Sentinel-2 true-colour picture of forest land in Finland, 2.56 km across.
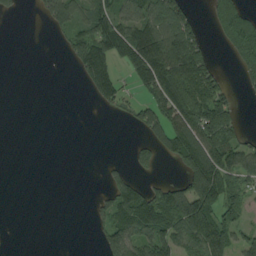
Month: August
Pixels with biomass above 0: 45%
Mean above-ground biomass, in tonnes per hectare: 65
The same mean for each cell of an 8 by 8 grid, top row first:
15 66 72 118 101 115 30 114
0 1 91 128 177 179 39 104
0 0 29 133 115 196 111 26
0 0 0 21 76 140 142 21
0 0 0 0 48 115 137 77
0 0 0 27 27 24 193 74
0 0 0 84 140 148 131 43
0 0 0 95 98 106 147 56
